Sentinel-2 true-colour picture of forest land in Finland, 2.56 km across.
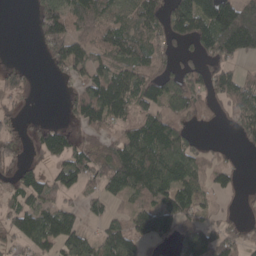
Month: April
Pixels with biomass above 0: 67%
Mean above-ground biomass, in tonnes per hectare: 75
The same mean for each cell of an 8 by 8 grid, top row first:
0 118 113 73 89 110 166 175
0 66 72 99 94 40 79 113
48 4 53 122 101 92 67 59
33 1 80 95 80 89 36 79
59 90 54 74 159 126 23 29
57 59 82 115 147 125 63 17
63 79 40 35 72 99 38 16
51 87 64 91 63 78 110 61
